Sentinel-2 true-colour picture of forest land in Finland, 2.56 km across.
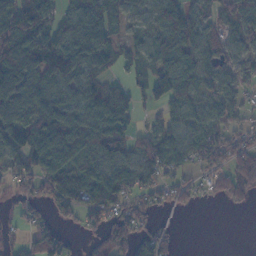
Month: November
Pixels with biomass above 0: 75%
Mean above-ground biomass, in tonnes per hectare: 63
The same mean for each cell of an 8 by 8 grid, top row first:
98 73 75 81 37 69 49 92
110 102 102 74 42 80 65 42
94 84 90 37 43 86 75 50
97 116 68 100 22 47 53 43
91 124 107 69 48 69 66 52
54 93 87 96 57 40 33 81
25 35 67 75 48 27 3 17
23 79 14 82 44 21 0 0
